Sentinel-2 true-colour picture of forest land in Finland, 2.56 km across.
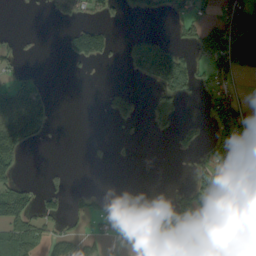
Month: September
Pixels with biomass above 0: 36%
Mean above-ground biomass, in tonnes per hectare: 46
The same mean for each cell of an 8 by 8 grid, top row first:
0 6 40 24 25 22 18 107
17 0 77 32 93 48 95 33
29 7 3 1 43 110 35 20
128 65 0 68 16 74 21 71
161 7 0 5 0 22 34 129
44 10 0 0 0 0 52 147
102 31 25 26 54 96 70 89
107 47 53 20 62 62 102 70
